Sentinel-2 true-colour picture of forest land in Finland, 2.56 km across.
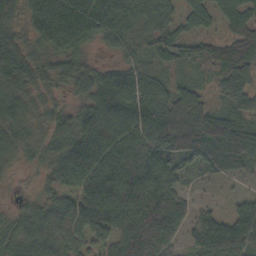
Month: October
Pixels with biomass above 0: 88%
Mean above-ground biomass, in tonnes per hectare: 58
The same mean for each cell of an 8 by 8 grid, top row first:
64 4 37 70 62 42 47 79
69 34 19 14 46 50 45 86
74 51 56 41 53 34 25 70
73 44 53 61 69 88 58 48
62 49 69 58 74 103 121 105
19 41 68 72 85 57 38 37
26 52 51 79 80 64 21 40
67 68 54 55 103 51 85 83
